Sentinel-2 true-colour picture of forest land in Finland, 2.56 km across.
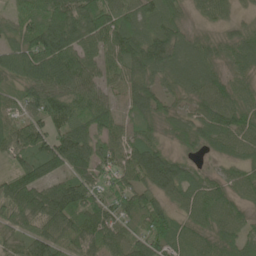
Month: June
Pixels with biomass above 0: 93%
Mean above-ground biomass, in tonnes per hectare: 75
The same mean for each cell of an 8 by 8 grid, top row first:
47 84 115 112 87 72 48 28
59 128 83 94 128 92 64 77
51 99 99 55 89 73 77 52
38 94 71 53 71 47 71 85
84 93 100 76 71 45 59 73
70 70 70 59 89 88 37 57
100 123 95 80 79 49 84 52
58 97 79 62 72 70 65 73
